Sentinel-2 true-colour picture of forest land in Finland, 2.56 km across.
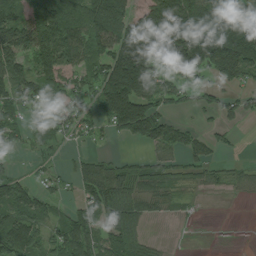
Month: July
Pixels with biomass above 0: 71%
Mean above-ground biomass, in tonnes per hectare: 93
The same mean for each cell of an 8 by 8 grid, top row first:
85 134 130 234 106 226 213 130
116 153 111 144 252 276 288 206
101 112 64 191 209 77 60 90
70 65 68 142 152 32 37 47
38 47 18 14 65 84 47 5
41 25 53 73 72 37 40 37
116 53 54 110 59 21 1 1
158 64 128 85 53 1 1 0
